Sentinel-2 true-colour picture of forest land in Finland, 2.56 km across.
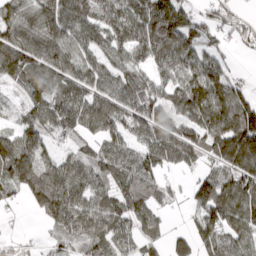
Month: March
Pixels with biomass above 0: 84%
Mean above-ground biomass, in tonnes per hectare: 88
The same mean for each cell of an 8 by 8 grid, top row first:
94 128 122 104 143 191 54 30
125 118 85 78 112 118 51 15
83 122 89 85 74 73 125 31
30 111 126 108 103 82 140 171
105 47 42 64 84 143 88 183
106 104 89 73 97 20 59 107
15 104 89 81 85 14 112 116
14 20 67 87 65 58 93 89
